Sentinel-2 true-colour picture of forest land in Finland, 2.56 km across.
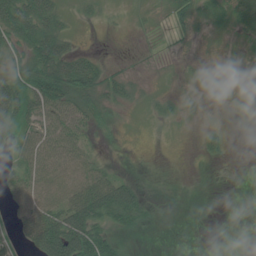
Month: July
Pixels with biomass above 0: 56%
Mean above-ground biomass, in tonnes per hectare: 26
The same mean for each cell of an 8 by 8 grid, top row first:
80 57 13 9 12 27 26 34
41 76 14 0 2 6 3 4
45 89 81 33 8 9 4 0
68 47 43 18 11 21 3 1
31 42 28 2 1 2 24 0
27 40 40 29 4 0 0 0
25 41 68 70 31 0 0 0
16 90 96 43 3 0 0 0
